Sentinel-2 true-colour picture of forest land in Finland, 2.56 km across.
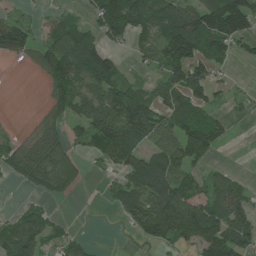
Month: July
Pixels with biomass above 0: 62%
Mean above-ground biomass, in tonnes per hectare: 61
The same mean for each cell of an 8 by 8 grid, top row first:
26 18 16 120 113 99 124 158
74 80 127 56 34 112 61 38
0 49 90 93 22 83 89 2
0 33 61 118 115 84 41 11
23 66 30 96 63 103 105 1
37 76 51 23 92 63 37 13
16 19 1 17 115 136 83 80
82 54 20 1 31 57 110 82
